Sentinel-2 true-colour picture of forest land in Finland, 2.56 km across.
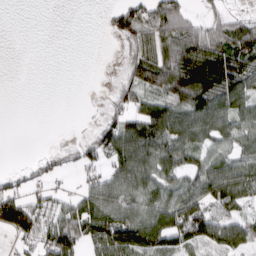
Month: March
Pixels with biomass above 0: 62%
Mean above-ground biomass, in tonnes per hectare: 58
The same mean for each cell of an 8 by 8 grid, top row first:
0 0 0 36 87 110 31 26
0 0 0 1 63 126 146 117
0 0 0 8 88 134 173 106
0 0 1 39 80 93 113 59
0 1 29 90 109 80 52 47
32 38 24 62 77 60 77 55
114 66 74 89 70 71 79 42
37 88 88 137 119 73 63 42
